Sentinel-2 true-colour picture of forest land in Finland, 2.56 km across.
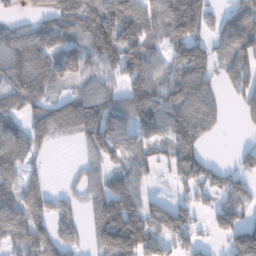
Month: January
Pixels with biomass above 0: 75%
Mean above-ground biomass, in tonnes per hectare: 95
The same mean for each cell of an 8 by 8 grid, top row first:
28 72 134 144 109 187 83 102
123 116 119 114 122 105 91 126
119 135 82 53 134 129 109 113
77 118 147 114 136 137 103 38
111 42 39 114 84 103 37 11
72 29 30 85 59 68 103 62
100 78 41 188 108 100 46 77
74 94 43 195 158 66 24 143
